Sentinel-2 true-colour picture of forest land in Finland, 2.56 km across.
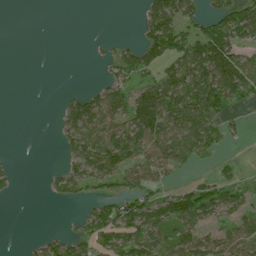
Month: July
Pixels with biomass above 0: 49%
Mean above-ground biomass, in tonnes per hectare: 46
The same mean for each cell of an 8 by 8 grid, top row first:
0 0 0 0 53 98 52 89
0 0 0 23 79 74 118 64
0 0 0 41 46 77 109 109
0 0 76 80 101 84 91 17
0 0 78 95 85 80 57 7
16 14 60 64 65 20 14 15
0 1 14 71 75 83 71 45
0 37 48 70 75 68 52 68
